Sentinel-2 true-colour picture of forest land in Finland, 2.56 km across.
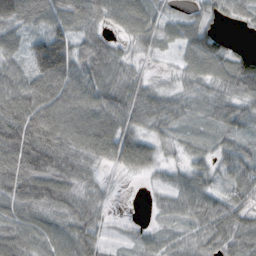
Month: October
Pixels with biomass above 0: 88%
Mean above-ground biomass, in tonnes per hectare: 61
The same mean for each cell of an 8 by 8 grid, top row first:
100 79 59 60 63 36 46 41
45 151 55 37 29 34 77 18
68 118 81 58 32 23 64 100
103 113 90 85 73 47 36 62
116 101 73 79 44 27 27 47
101 103 61 11 19 31 44 84
63 73 65 13 5 52 73 73
77 65 81 13 32 43 64 65
